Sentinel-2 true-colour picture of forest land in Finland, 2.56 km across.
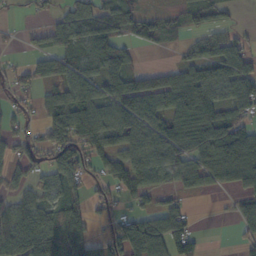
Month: October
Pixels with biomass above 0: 69%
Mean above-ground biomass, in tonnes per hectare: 73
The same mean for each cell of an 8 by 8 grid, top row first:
10 31 112 102 67 29 62 10
10 61 68 80 24 16 63 69
55 83 80 80 76 84 95 105
39 72 113 98 105 103 109 73
59 95 107 75 83 99 107 152
51 62 65 76 78 63 68 98
75 65 52 44 42 65 1 40
121 121 103 91 154 112 7 33
